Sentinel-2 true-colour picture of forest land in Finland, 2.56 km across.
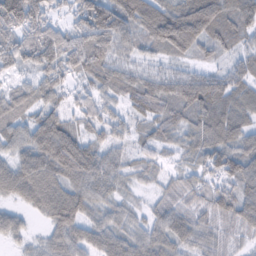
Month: February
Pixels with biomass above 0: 93%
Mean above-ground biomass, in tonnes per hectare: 71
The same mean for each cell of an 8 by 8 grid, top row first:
126 57 69 131 109 110 138 95
88 114 83 86 48 87 55 45
34 66 45 70 58 77 76 69
67 72 46 41 66 67 100 77
67 127 93 47 39 43 85 72
87 101 99 65 39 32 50 88
34 81 84 48 28 58 59 83
33 51 68 75 66 84 59 38
